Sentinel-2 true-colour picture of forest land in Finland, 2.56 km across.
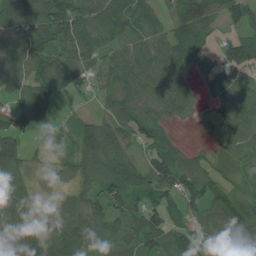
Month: July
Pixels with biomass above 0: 83%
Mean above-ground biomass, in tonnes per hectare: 67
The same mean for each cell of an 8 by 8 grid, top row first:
131 133 96 73 56 55 72 70
65 99 86 41 54 57 29 87
90 93 39 68 74 64 32 61
78 58 17 65 60 48 33 75
66 29 93 115 59 34 26 54
81 29 64 91 72 104 58 35
106 17 54 73 88 51 71 70
94 101 87 64 93 75 36 56
